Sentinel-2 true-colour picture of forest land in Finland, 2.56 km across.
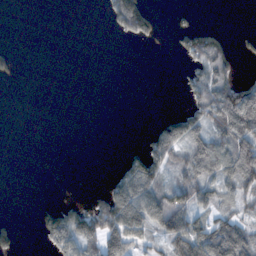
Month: November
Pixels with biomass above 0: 38%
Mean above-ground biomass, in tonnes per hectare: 52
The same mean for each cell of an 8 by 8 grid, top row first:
0 0 0 63 104 8 0 0
6 0 0 0 3 25 103 20
9 0 0 0 0 5 107 57
0 0 0 0 0 35 111 162
0 0 0 0 33 118 119 102
0 0 0 34 170 56 89 124
0 38 55 208 196 154 66 45
37 86 156 139 70 131 144 129
